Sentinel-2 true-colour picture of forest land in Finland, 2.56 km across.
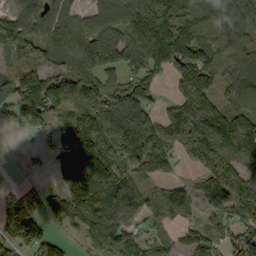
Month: September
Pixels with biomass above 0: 81%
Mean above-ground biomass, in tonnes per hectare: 122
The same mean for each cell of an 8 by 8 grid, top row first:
86 97 79 118 232 193 184 169
133 106 139 171 257 209 143 128
114 127 143 102 160 116 165 87
93 124 112 165 150 133 188 106
1 30 214 162 123 110 198 202
2 20 204 147 71 36 120 147
74 80 146 127 72 118 65 139
90 89 41 127 66 33 96 108
